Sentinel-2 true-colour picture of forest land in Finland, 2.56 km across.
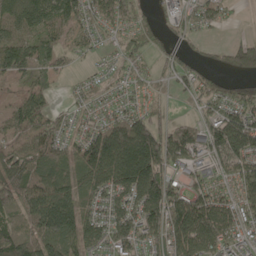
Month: May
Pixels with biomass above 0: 81%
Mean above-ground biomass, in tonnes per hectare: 99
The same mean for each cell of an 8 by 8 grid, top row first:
106 114 94 86 38 101 84 5
119 82 40 33 52 66 16 99
45 56 26 36 40 55 62 59
73 73 45 69 70 14 75 130
61 99 94 191 203 116 152 180
136 115 93 154 193 90 88 139
97 196 111 109 145 156 160 128
132 141 121 127 110 154 148 127
